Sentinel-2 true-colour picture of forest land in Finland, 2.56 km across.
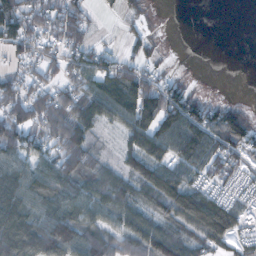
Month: October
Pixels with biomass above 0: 74%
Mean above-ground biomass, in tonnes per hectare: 62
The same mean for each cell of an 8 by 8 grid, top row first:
76 64 57 5 19 0 0 0
45 42 67 17 29 1 0 0
53 42 66 79 66 33 1 0
76 82 98 69 116 109 70 47
89 61 81 8 86 92 84 76
76 87 76 54 79 77 54 41
97 79 83 70 58 95 109 46
129 136 106 74 108 82 73 41
